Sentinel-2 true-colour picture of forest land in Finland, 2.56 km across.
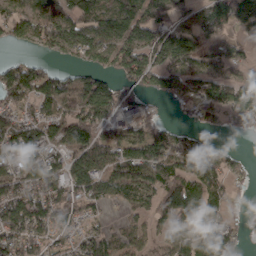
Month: March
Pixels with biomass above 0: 74%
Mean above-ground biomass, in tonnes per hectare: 86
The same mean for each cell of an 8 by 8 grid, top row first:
96 111 120 143 90 71 104 94
20 57 100 115 112 139 70 45
126 90 54 51 93 91 82 46
71 79 101 95 83 8 59 86
121 94 139 96 108 71 48 5
95 131 141 130 105 109 106 21
139 140 86 36 63 144 102 7
97 70 75 66 52 82 119 31
